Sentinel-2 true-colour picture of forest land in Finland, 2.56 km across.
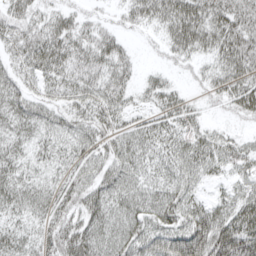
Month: April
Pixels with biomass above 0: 87%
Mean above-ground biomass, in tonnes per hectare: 47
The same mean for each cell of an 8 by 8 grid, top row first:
55 41 34 18 45 73 68 62
46 69 52 57 9 47 44 73
38 44 51 53 21 15 32 60
50 40 45 46 24 45 17 38
39 36 41 41 44 42 48 34
43 29 41 50 37 44 29 30
41 47 52 47 51 52 51 58
43 52 74 52 61 79 111 95
